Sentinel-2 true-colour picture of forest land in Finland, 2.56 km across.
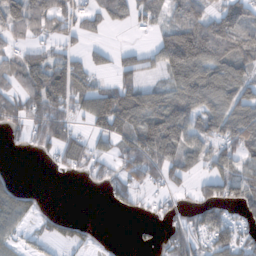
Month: November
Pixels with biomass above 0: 63%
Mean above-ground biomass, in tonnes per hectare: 70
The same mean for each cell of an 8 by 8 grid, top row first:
111 124 63 71 51 77 91 93
48 44 28 25 26 163 150 122
95 161 90 33 51 86 122 108
72 117 48 155 118 114 92 112
16 65 74 49 126 101 73 115
14 4 21 53 76 58 68 93
92 6 0 17 19 31 86 54
35 29 34 1 9 60 55 72
